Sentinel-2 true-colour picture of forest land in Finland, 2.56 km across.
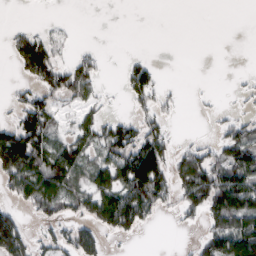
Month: March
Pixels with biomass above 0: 47%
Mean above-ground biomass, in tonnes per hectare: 45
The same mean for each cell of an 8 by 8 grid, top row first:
0 1 0 0 0 0 0 0
39 59 9 0 0 0 0 0
14 68 71 2 75 2 1 4
32 72 35 8 28 8 5 13
118 71 62 87 104 24 22 85
86 96 50 88 159 67 95 104
28 50 47 126 109 29 90 110
93 35 81 15 4 1 67 155
